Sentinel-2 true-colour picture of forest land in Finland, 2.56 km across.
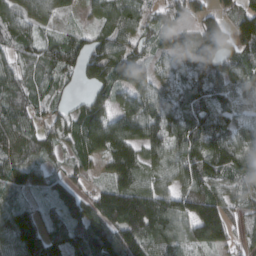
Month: March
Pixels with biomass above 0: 89%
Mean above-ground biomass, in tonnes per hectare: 91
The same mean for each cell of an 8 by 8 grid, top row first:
86 68 23 84 56 68 72 99
65 59 81 81 57 93 142 98
89 63 57 117 86 66 97 86
93 52 59 74 106 94 109 59
89 72 88 117 98 96 139 93
91 60 46 70 76 86 115 78
86 43 109 177 187 131 137 56
140 137 129 167 141 94 127 41
